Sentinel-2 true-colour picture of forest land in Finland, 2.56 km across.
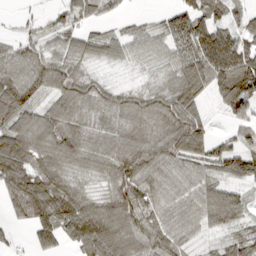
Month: March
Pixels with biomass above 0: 86%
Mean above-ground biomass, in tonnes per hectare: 67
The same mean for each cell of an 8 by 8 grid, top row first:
21 23 48 30 15 77 77 36
53 52 55 50 56 86 117 96
101 90 74 17 21 63 80 128
98 59 61 66 74 98 27 65
114 73 75 63 75 94 65 62
90 81 47 65 82 63 51 70
63 97 80 74 73 62 91 69
12 66 71 89 90 65 21 59
